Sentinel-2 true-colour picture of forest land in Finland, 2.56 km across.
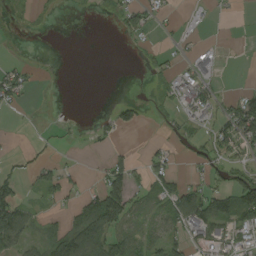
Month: August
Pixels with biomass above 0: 38%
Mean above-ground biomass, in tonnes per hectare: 32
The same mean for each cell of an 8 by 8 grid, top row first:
6 5 1 16 48 6 3 3
2 0 0 0 13 11 15 1
55 1 0 0 6 50 41 0
9 1 0 22 17 19 38 111
1 8 4 18 8 16 41 76
32 39 11 72 33 45 34 46
95 10 56 102 27 72 86 107
64 61 118 62 42 43 58 38
